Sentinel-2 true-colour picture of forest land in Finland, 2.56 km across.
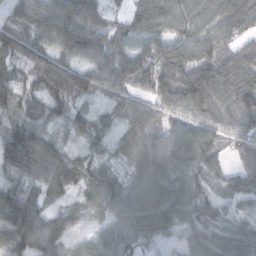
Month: October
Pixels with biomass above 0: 92%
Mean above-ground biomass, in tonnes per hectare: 68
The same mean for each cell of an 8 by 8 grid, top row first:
64 100 99 26 85 96 81 112
68 70 97 91 68 83 85 65
48 81 80 80 80 120 133 103
39 34 40 39 63 65 86 101
104 60 41 39 52 90 81 54
47 86 48 32 63 85 56 45
97 44 29 50 80 87 37 21
76 87 29 61 44 21 67 67
